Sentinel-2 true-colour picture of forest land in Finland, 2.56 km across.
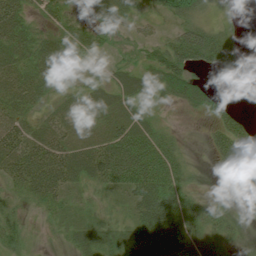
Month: July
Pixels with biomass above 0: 76%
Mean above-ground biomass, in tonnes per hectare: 43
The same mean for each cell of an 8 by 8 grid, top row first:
54 27 27 55 22 38 16 4
54 52 47 17 26 74 92 29
48 55 16 24 42 77 16 19
51 26 36 50 23 7 35 25
70 69 40 73 80 29 23 77
55 89 49 69 88 58 3 98
22 29 14 17 69 67 28 15
35 4 39 45 71 79 44 9
